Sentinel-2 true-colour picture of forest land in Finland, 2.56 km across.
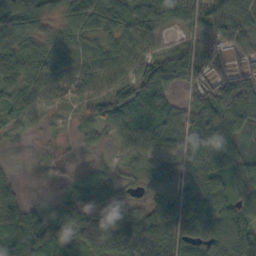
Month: October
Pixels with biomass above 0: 87%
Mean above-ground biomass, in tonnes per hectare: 57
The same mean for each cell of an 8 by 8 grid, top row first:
82 58 69 79 68 55 76 60
81 74 49 49 38 51 46 40
78 49 50 52 74 63 52 72
43 16 19 54 66 48 65 88
9 8 15 26 65 71 99 34
17 3 14 21 37 68 74 52
50 37 74 35 53 82 71 48
65 77 76 125 88 95 86 108
